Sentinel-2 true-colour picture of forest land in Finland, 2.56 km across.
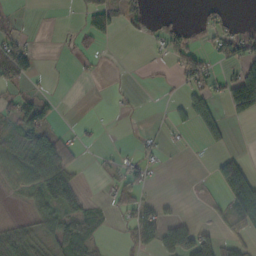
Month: October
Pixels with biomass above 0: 37%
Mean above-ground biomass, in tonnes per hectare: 26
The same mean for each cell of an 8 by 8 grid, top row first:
5 0 10 21 27 4 14 2
39 0 8 0 3 43 23 57
30 3 4 1 2 15 37 81
52 33 0 2 1 13 43 44
50 85 16 2 13 4 16 0
50 73 13 17 25 0 6 80
3 42 27 21 40 7 5 75
61 43 76 2 49 79 56 40
